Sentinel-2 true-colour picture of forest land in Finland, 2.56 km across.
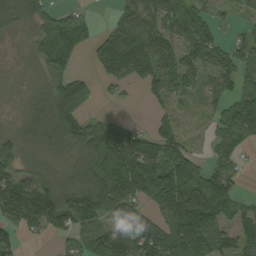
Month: September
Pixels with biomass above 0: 78%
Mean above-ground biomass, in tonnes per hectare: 75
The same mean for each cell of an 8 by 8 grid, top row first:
72 51 32 25 91 55 15 14
13 104 67 129 141 75 79 54
14 81 65 64 86 64 42 64
18 97 81 12 4 43 35 88
66 77 113 195 107 78 24 56
67 45 87 187 170 112 80 28
124 122 111 120 49 114 98 53
46 15 45 99 119 135 109 81
